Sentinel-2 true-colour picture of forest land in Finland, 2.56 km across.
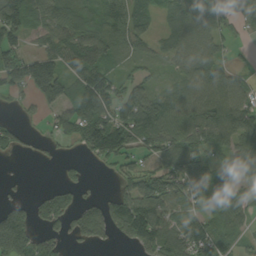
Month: September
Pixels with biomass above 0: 72%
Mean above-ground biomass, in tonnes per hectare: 80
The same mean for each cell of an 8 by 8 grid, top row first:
151 87 86 94 59 62 55 20
90 65 108 72 43 59 56 10
111 213 89 68 44 38 100 43
10 42 136 105 150 76 102 102
50 19 72 172 81 102 94 89
2 0 23 19 106 139 83 51
90 81 62 100 138 80 54 79
252 52 51 37 111 133 130 37
